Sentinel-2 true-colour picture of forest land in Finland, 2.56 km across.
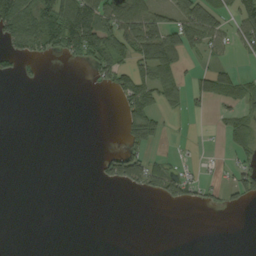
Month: September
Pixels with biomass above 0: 32%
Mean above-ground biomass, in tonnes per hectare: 36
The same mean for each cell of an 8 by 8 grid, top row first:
140 115 146 81 87 61 73 74
49 80 112 93 101 87 68 33
17 1 0 57 64 53 52 46
0 0 0 1 98 22 13 50
0 0 0 1 73 3 1 59
0 0 0 61 74 50 12 51
0 0 0 0 0 20 19 17
0 0 0 0 0 0 0 0
